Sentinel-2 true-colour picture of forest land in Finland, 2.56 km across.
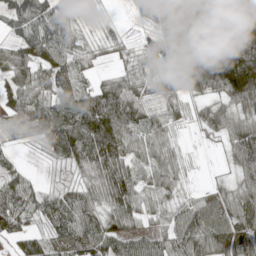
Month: May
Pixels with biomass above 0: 88%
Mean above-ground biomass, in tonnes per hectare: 74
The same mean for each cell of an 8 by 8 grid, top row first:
79 95 37 9 28 104 117 106
49 91 58 34 36 63 122 120
80 86 61 44 55 66 162 222
79 97 127 129 59 45 75 85
27 59 147 144 57 28 12 102
49 5 32 117 41 50 6 55
87 60 78 75 56 48 73 101
49 50 76 94 65 70 102 107
